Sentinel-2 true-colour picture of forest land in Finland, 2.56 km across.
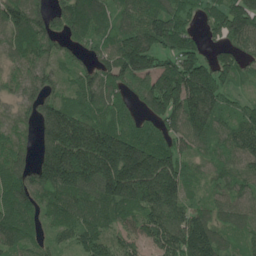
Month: May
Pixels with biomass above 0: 91%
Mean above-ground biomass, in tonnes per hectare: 127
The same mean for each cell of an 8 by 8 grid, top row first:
131 109 157 97 124 143 92 204
95 109 70 115 217 155 74 107
74 100 83 116 116 214 225 75
54 111 113 102 94 182 157 81
69 143 211 215 141 102 89 130
119 180 207 225 270 173 55 89
132 99 130 131 174 142 83 78
104 59 94 92 91 162 163 67
